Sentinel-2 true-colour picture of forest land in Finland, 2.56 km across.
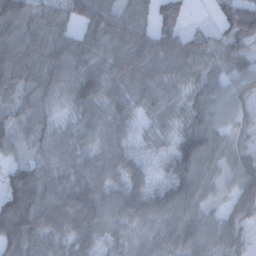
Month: December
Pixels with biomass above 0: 94%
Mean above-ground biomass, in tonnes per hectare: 71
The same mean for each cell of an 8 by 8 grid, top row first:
135 69 76 84 63 94 7 130
100 96 94 80 89 99 55 50
82 91 119 84 90 68 55 45
53 48 63 75 40 47 67 42
41 51 52 61 22 62 91 31
107 75 75 60 42 71 59 55
171 103 115 68 75 86 38 51
97 73 62 36 31 56 57 49
